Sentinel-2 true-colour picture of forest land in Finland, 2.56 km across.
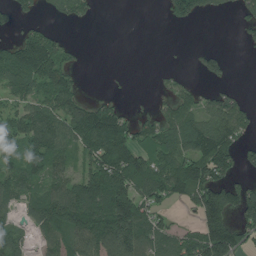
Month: July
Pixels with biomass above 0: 59%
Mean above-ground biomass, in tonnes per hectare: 82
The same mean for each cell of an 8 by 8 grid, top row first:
63 30 56 0 0 78 38 53
101 131 12 0 0 2 22 8
121 137 35 3 0 34 42 3
66 104 108 106 23 93 97 98
81 142 96 201 93 108 157 71
88 90 76 163 116 151 140 50
45 120 174 180 86 17 162 114
75 53 119 184 114 65 148 89
